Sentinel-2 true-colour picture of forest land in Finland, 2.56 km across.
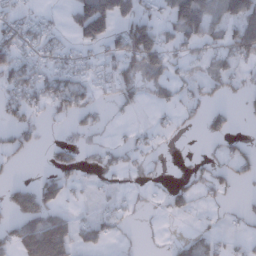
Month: December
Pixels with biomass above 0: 43%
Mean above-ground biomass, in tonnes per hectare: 45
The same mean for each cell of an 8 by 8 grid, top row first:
30 13 98 121 69 116 83 104
63 45 35 45 142 46 48 84
60 68 55 67 67 57 38 25
36 31 49 9 7 27 40 12
37 19 29 22 18 1 8 26
5 36 24 24 18 13 36 31
82 92 8 22 7 41 10 17
83 251 47 25 5 25 38 17
